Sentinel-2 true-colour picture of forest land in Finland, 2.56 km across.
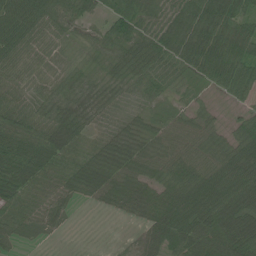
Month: June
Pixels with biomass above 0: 89%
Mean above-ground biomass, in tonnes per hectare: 60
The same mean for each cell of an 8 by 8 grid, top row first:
89 66 42 49 51 82 110 78
74 41 31 46 63 89 106 68
50 44 43 30 47 35 49 89
69 55 56 35 29 30 32 28
79 97 59 56 49 64 66 72
102 75 67 74 67 88 83 76
61 50 8 30 61 103 102 98
19 6 0 0 28 72 83 127
